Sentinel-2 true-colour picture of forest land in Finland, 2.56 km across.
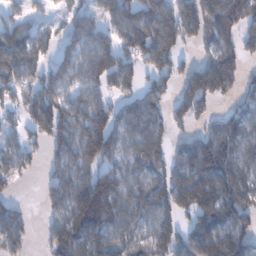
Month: January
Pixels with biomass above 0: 77%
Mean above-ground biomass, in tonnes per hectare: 109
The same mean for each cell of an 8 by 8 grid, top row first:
55 31 69 81 148 150 153 139
153 59 95 104 153 113 85 103
101 88 76 122 94 86 196 77
57 147 105 105 128 90 51 72
63 99 145 124 131 59 123 118
74 60 96 115 101 130 172 121
68 64 173 152 122 144 158 151
105 61 137 110 95 128 177 134
